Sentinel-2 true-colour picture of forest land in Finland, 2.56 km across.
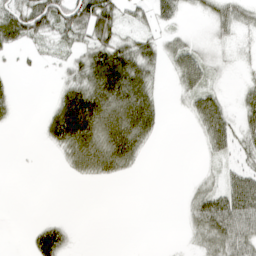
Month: April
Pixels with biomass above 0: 53%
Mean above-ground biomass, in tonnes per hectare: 33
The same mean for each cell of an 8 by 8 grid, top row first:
72 85 81 67 24 35 25 38
29 16 37 72 47 33 13 10
6 2 56 97 59 25 26 7
11 23 107 87 79 2 69 27
0 21 85 86 37 0 32 30
0 0 23 31 2 0 8 42
0 0 0 0 0 2 69 80
0 98 2 0 0 1 44 67
